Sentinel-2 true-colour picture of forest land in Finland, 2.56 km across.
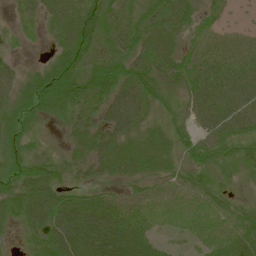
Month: June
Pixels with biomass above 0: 91%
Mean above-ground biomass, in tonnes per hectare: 55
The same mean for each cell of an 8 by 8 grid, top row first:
24 41 77 62 51 65 34 11
12 17 77 64 67 58 62 55
46 54 80 76 80 59 77 67
46 30 51 93 68 37 80 82
37 15 61 86 57 41 55 53
55 68 35 47 50 43 37 36
61 78 88 72 53 43 47 35
14 78 96 93 56 14 38 67
